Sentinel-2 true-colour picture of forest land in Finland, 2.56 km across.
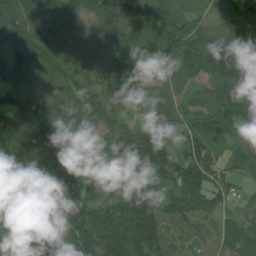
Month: July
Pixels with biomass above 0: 96%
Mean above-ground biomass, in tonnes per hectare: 111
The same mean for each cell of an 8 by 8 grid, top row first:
108 121 105 137 103 108 65 86
87 101 119 100 97 133 153 87
80 83 98 121 44 75 90 122
124 93 117 79 51 82 128 110
97 115 140 105 134 83 114 68
94 165 133 143 129 170 118 57
173 219 172 156 147 92 68 34
156 147 182 170 168 49 30 78
